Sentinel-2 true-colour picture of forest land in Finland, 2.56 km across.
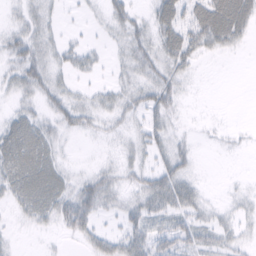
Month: February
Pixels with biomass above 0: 60%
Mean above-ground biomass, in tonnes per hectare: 19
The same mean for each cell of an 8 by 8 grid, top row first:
11 16 3 23 12 38 58 53
23 20 14 8 26 45 29 12
20 26 7 9 22 23 0 0
17 17 26 20 25 15 0 0
47 29 1 6 18 18 2 4
38 41 12 18 20 33 1 1
15 30 41 13 28 29 14 12
5 2 12 22 28 30 19 14
